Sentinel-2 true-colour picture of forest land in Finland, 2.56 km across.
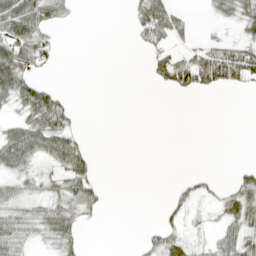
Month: April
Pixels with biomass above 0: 41%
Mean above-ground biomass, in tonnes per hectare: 22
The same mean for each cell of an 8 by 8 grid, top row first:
79 56 3 0 54 29 8 36
65 46 0 0 18 24 29 31
63 15 0 0 6 59 49 38
17 82 4 0 0 0 0 0
58 49 24 0 0 0 0 0
25 20 59 0 0 2 12 22
25 27 35 2 0 24 10 41
29 19 19 0 14 27 12 47
